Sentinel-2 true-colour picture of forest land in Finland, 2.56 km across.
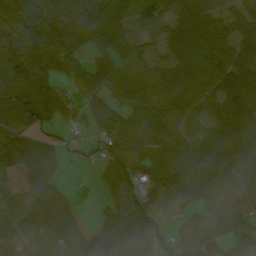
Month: September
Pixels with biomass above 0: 82%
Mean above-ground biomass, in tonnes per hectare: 68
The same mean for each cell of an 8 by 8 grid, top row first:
86 106 115 80 52 78 77 61
79 107 62 77 48 74 103 72
72 62 45 71 43 66 78 82
69 57 27 65 63 58 66 93
126 31 19 53 50 66 81 97
76 54 1 74 47 89 80 85
82 95 17 89 94 28 52 62
54 47 64 104 99 32 64 70
